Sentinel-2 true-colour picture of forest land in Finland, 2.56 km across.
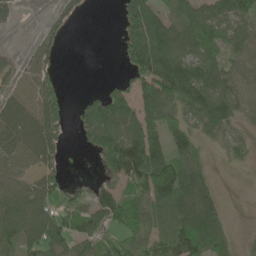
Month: June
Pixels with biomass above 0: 69%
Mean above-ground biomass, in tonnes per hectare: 68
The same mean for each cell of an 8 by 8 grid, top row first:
26 15 20 2 144 96 78 74
9 43 0 1 140 97 87 65
47 60 0 12 85 139 99 60
121 95 38 125 90 64 124 47
103 111 21 110 131 64 27 29
79 67 4 54 116 130 36 2
133 86 44 110 63 90 69 0
89 117 68 38 44 98 80 10
